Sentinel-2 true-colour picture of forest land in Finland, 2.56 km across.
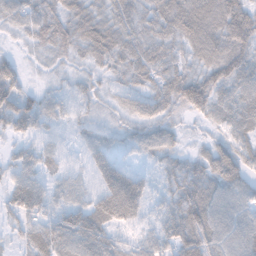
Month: November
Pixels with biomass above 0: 93%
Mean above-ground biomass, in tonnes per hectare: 47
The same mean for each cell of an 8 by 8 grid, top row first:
48 55 59 59 50 78 81 77
11 39 43 59 57 44 77 71
49 16 24 27 43 66 74 69
60 38 22 25 47 34 49 61
21 22 23 32 40 31 24 42
39 31 23 62 28 55 63 57
47 38 30 86 40 65 83 50
20 59 53 35 31 62 70 61
